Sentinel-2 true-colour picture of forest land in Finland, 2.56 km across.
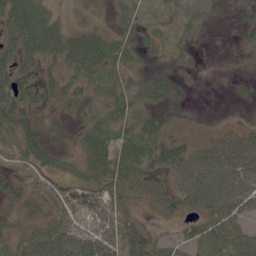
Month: June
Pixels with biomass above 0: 78%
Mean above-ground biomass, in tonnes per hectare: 38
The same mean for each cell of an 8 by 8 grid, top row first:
66 38 16 26 23 28 28 18
54 54 62 50 23 25 3 14
46 32 42 43 29 26 1 12
45 20 25 42 39 26 2 9
41 24 31 67 66 36 29 48
30 42 33 58 45 35 64 62
23 29 55 54 23 35 52 55
37 68 64 56 44 22 68 60
